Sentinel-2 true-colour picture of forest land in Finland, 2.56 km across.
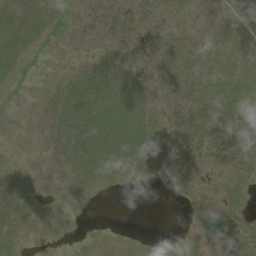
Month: August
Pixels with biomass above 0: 60%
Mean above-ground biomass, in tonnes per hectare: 14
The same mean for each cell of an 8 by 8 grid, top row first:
44 27 5 20 15 9 6 10
29 7 4 12 8 15 9 7
10 3 27 36 12 23 18 15
0 13 41 39 23 21 29 34
0 12 39 35 25 21 27 29
4 6 14 9 4 4 6 19
29 6 1 0 0 0 9 10
15 2 1 3 2 2 6 14
